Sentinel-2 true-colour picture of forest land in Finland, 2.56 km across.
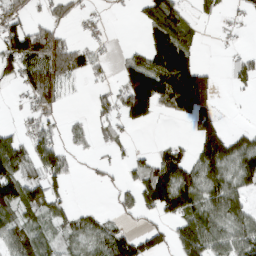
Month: March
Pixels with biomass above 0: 57%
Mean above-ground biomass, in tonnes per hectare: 61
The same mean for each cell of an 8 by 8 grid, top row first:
42 34 29 5 45 79 25 14
122 132 47 7 53 125 1 9
46 119 26 20 167 166 79 35
7 45 3 51 104 73 93 0
77 72 16 24 1 34 121 69
107 75 10 14 78 130 102 86
90 66 20 19 58 102 95 61
64 45 54 91 68 59 100 76
